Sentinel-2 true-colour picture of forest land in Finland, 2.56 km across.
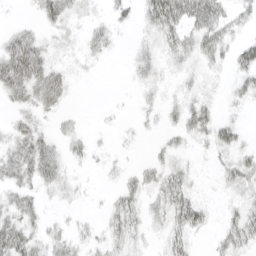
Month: April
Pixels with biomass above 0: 54%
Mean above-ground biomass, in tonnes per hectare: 17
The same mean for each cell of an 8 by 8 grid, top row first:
1 23 11 12 18 43 45 17
43 16 9 9 9 24 31 18
47 38 3 0 11 7 5 14
15 15 3 1 6 13 19 4
29 22 12 4 2 11 13 16
31 28 4 4 17 23 2 26
26 6 3 16 20 34 10 15
48 21 13 18 8 19 5 26
